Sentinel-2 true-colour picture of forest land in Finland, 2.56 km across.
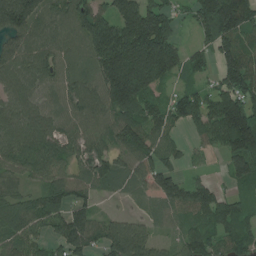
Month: July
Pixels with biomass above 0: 88%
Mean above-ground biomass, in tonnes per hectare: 123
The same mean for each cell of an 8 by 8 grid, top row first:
199 82 121 170 210 68 171 202
108 92 76 292 274 134 88 148
91 86 86 216 217 68 60 174
98 87 97 128 116 116 169 256
103 117 89 106 132 58 97 235
69 96 72 107 109 89 36 112
143 138 103 9 30 111 138 87
117 88 149 179 130 67 127 127
